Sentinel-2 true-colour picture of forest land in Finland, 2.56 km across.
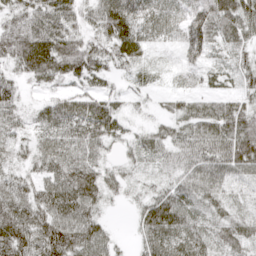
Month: April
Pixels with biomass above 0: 90%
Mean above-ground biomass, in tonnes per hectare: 48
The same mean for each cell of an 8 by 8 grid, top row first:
44 65 42 87 56 34 75 76
71 80 62 55 40 19 49 37
36 33 39 24 20 10 20 34
36 39 55 47 11 31 48 57
31 49 57 34 39 48 63 81
41 58 83 34 23 40 60 39
66 74 79 13 47 63 27 17
82 89 81 32 44 63 31 40
